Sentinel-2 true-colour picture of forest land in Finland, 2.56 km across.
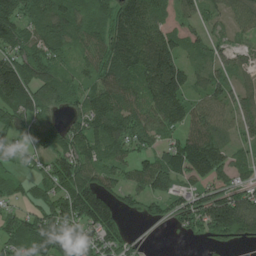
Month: July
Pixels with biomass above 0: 85%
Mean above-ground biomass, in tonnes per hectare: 103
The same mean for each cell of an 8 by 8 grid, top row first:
124 120 90 110 151 171 53 84
94 85 61 117 142 141 78 53
176 95 50 103 121 167 90 52
104 61 69 149 117 128 99 102
36 72 123 125 87 117 193 73
36 85 132 81 120 122 190 72
42 94 173 104 55 95 164 225
88 133 140 83 11 6 51 86
